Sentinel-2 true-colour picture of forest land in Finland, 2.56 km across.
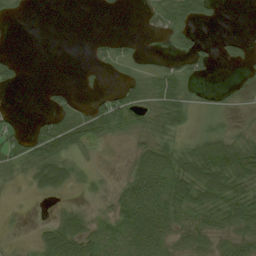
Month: August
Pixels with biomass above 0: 55%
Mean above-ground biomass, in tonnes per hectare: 29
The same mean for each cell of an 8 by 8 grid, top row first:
6 0 0 2 12 60 20 0
0 0 0 24 3 23 6 19
16 1 3 7 38 53 5 3
8 19 37 63 39 57 11 3
37 66 38 11 25 32 60 45
17 43 13 3 72 69 78 78
2 3 14 28 84 56 55 57
3 40 59 56 78 34 35 36
